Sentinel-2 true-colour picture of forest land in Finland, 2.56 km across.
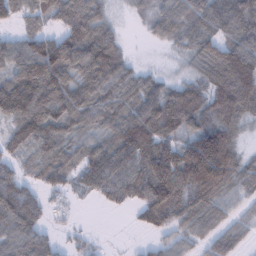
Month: February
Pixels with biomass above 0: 83%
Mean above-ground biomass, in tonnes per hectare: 87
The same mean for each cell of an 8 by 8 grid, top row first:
65 74 113 31 30 82 85 117
78 117 114 91 5 40 88 115
106 136 85 100 58 40 102 190
133 118 85 85 111 144 112 122
64 93 65 91 132 91 179 58
69 70 74 112 127 160 202 88
145 41 8 31 105 137 91 39
91 53 21 2 13 54 58 45
